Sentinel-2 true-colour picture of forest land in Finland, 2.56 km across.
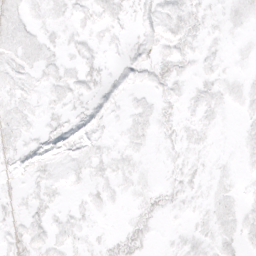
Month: April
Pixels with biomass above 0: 64%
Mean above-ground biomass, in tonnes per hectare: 6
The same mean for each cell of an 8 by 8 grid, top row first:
9 7 7 8 7 10 7 6
10 8 6 3 8 11 5 2
8 7 9 5 6 10 6 5
8 6 6 5 6 6 7 4
8 8 8 4 4 6 4 4
5 8 5 7 3 6 5 3
5 7 5 3 8 5 6 6
9 8 5 6 9 3 7 7
